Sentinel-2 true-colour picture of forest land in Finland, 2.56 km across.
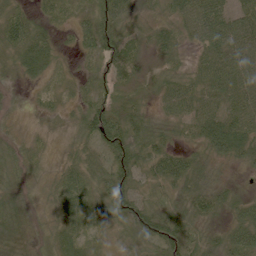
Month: June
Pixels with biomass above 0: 94%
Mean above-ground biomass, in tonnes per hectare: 43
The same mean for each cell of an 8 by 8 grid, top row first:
41 33 36 58 22 36 71 62
53 53 34 63 34 38 52 69
18 28 21 40 27 35 54 66
8 17 34 61 35 45 49 62
20 12 29 92 56 29 55 68
23 17 47 58 43 65 38 15
31 17 63 43 61 34 51 52
35 22 50 18 46 68 37 80
